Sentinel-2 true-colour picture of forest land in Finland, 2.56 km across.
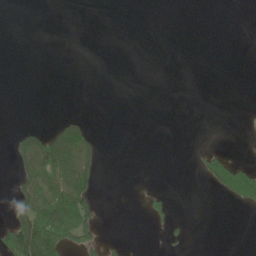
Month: June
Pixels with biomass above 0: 15%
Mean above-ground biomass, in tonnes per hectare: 22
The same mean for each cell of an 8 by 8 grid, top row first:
0 0 0 0 0 0 0 0
0 0 0 0 0 0 0 0
0 0 0 0 0 0 0 0
0 0 2 0 0 0 0 1
44 101 111 0 0 0 3 0
32 100 116 0 0 0 58 136
41 120 87 0 11 7 0 24
120 174 74 5 0 11 0 0
